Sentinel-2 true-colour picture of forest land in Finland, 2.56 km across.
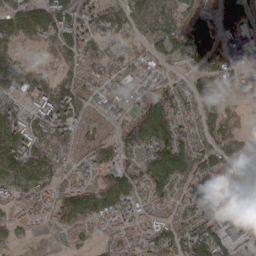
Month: April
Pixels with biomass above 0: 85%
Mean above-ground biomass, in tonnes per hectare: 98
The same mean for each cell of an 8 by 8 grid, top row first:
118 142 121 127 171 123 82 110
64 63 111 58 77 90 119 108
142 84 77 54 100 54 143 48
92 111 69 61 116 105 90 50
124 78 60 92 141 168 99 101
86 71 64 135 133 159 137 78
86 78 131 130 81 93 116 89
35 23 54 68 106 108 174 73
